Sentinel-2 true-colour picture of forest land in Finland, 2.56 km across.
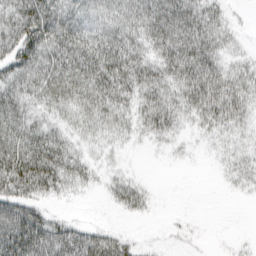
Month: March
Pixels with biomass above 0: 72%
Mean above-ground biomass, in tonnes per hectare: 47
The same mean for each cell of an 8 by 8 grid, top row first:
64 88 63 64 78 80 43 5
72 80 91 99 54 77 54 11
63 71 82 114 69 56 75 39
71 37 44 53 46 44 60 46
88 75 25 20 12 11 9 17
113 88 36 20 6 0 1 21
77 26 2 15 27 0 0 1
121 84 65 47 4 6 2 4
